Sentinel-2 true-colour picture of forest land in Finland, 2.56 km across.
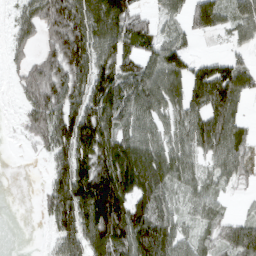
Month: March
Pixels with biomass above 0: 76%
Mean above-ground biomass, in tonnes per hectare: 82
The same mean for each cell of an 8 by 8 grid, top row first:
46 123 132 148 49 46 104 72
47 64 150 118 58 79 1 32
37 136 116 127 105 84 145 94
12 128 123 127 81 59 121 42
4 84 147 116 96 62 90 64
0 45 137 136 137 68 38 39
0 63 147 147 102 42 46 6
0 20 116 133 128 76 37 98
